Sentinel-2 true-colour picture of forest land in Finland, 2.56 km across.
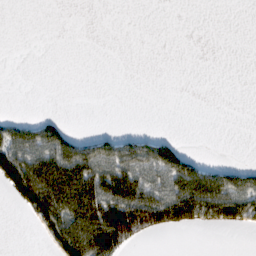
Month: February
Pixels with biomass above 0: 31%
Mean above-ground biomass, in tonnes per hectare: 41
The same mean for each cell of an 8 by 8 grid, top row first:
0 0 0 0 0 0 0 0
0 0 0 0 0 0 0 0
0 0 0 0 0 0 0 0
2 5 0 0 0 0 0 0
91 95 64 66 66 37 0 0
135 163 138 111 92 120 95 73
19 118 137 149 176 125 98 88
0 27 142 155 42 0 0 0
